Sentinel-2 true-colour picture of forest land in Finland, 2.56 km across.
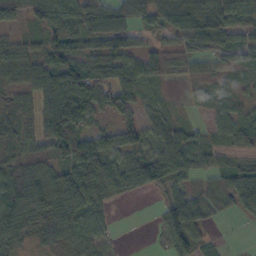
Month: October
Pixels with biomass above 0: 81%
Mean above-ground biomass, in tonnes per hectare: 60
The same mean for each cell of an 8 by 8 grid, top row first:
58 70 71 75 53 74 67 62
52 70 67 69 47 52 54 66
63 96 121 86 60 24 51 21
51 88 85 62 39 16 35 36
50 80 100 77 65 79 32 38
97 59 87 90 80 62 45 76
125 66 91 21 0 109 57 41
46 33 50 17 0 73 28 1
